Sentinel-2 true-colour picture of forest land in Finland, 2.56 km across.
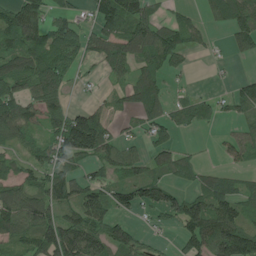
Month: July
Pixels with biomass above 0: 65%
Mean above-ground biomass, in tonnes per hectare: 69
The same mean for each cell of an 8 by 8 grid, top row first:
88 63 33 107 94 29 39 93
87 103 73 87 95 84 17 51
103 131 17 32 81 12 2 29
101 87 65 38 70 45 34 41
50 73 163 75 36 38 3 63
58 70 53 42 56 50 45 30
104 96 114 71 59 85 127 86
51 114 150 98 33 24 123 157
